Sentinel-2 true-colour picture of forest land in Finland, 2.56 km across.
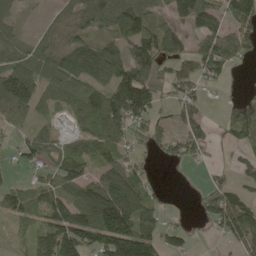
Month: May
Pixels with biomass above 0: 70%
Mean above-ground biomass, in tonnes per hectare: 86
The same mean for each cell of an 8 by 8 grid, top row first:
40 28 84 104 105 74 139 95
60 84 127 87 136 70 86 76
150 105 167 154 139 65 45 7
92 38 84 151 125 51 20 76
41 64 71 81 48 57 50 57
15 56 104 160 57 3 28 33
94 97 140 277 154 3 92 128
19 95 139 202 161 53 6 81
